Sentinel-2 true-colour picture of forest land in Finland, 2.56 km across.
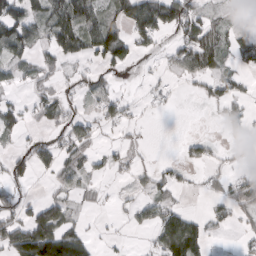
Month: March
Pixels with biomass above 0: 49%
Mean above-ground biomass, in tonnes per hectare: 41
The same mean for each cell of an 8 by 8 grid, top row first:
82 75 90 60 110 99 41 11
78 42 76 113 28 46 103 45
28 27 26 24 8 16 45 19
46 47 19 44 11 4 6 39
13 29 50 14 7 5 30 19
38 15 32 16 21 27 15 28
55 71 19 6 33 39 15 39
93 149 78 9 5 126 40 12
